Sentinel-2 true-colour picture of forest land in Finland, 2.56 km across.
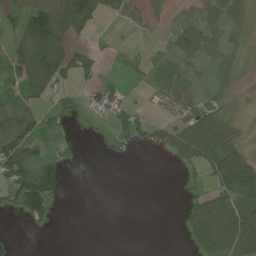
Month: July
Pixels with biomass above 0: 45%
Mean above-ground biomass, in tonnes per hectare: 37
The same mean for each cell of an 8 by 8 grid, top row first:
39 86 103 14 3 3 32 30
46 122 25 5 2 32 48 23
41 75 35 11 10 44 18 11
64 31 22 49 13 24 51 4
105 38 9 27 38 98 145 43
99 76 1 0 0 3 59 126
41 61 0 0 0 2 63 92
0 0 0 0 0 1 60 80
